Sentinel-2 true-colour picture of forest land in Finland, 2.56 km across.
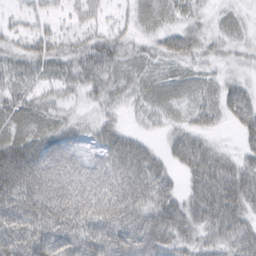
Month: March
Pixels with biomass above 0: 83%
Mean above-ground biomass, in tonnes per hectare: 42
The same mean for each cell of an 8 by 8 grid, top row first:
14 23 30 15 26 29 15 18
26 41 34 40 21 43 25 19
26 27 31 30 27 29 22 23
38 31 15 18 20 20 32 51
57 56 31 58 31 41 29 17
94 75 58 63 69 24 65 50
72 82 76 77 59 52 59 54
68 76 70 76 74 49 31 45
